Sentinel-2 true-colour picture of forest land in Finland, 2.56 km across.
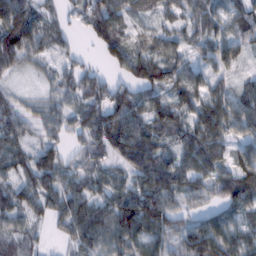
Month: February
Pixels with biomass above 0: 90%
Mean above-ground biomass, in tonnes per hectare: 65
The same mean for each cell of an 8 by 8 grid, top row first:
132 57 49 94 34 46 60 56
131 64 17 92 46 48 58 58
20 30 70 46 93 69 62 30
52 51 48 78 82 71 81 79
57 50 38 86 95 60 92 54
47 72 49 45 76 84 67 80
61 55 73 78 106 58 52 72
43 14 60 70 74 60 132 87
